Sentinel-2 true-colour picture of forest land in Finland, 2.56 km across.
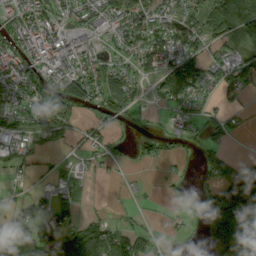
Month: September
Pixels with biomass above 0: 61%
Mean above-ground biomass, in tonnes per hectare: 71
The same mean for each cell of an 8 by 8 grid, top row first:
78 71 73 111 118 89 91 156
73 86 65 48 103 107 55 46
101 87 103 93 45 197 80 71
68 102 56 96 26 57 38 35
47 37 45 33 40 28 44 3
22 21 42 12 8 20 54 125
69 111 42 7 13 25 90 132
137 159 141 112 77 15 90 127
